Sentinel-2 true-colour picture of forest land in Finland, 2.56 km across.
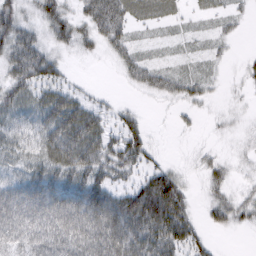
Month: March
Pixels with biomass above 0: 75%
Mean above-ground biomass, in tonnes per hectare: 40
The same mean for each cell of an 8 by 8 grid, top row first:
50 55 35 72 32 19 15 12
61 36 25 31 13 9 12 3
53 48 6 2 31 29 19 12
47 70 68 23 9 10 8 10
42 64 82 43 45 1 6 10
36 63 65 44 37 35 26 11
78 79 78 82 110 70 24 34
60 77 85 94 75 64 19 1
